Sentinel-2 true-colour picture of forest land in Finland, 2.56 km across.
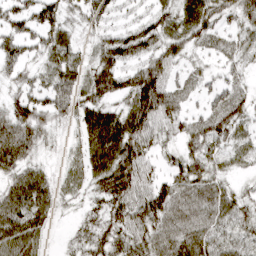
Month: March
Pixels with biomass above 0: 87%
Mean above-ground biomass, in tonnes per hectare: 52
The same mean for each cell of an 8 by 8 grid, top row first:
58 53 42 35 27 53 67 51
52 53 30 63 58 55 37 38
35 43 53 80 94 44 26 26
54 55 50 46 105 49 39 49
77 23 33 78 74 33 58 38
52 29 37 81 56 47 61 21
78 52 21 61 64 70 68 54
89 20 37 62 59 69 63 50
